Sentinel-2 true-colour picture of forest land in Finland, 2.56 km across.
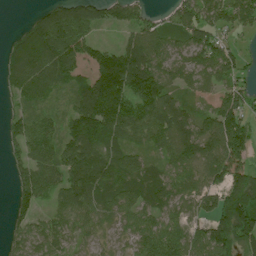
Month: July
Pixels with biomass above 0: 82%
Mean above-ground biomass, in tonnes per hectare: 78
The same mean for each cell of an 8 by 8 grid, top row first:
0 80 114 65 50 77 76 79
75 136 93 51 114 53 96 33
77 86 73 186 140 59 54 53
39 43 102 159 102 81 42 85
58 89 127 84 47 86 80 100
41 84 127 105 78 67 64 94
48 37 69 74 70 50 60 159
47 61 29 32 66 71 98 118
